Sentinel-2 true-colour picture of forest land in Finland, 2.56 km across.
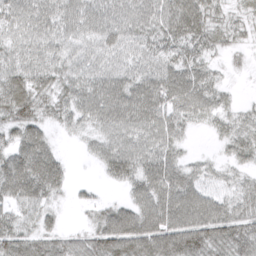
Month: March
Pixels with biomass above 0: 89%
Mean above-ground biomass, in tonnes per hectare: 50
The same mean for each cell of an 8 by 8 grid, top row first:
51 52 58 56 55 70 49 21
47 49 45 52 48 52 41 20
63 44 52 60 56 64 42 5
70 35 49 68 65 51 41 25
49 38 11 53 54 37 5 45
88 74 1 36 61 59 32 26
43 35 13 36 58 87 71 47
58 49 41 95 84 94 76 68
